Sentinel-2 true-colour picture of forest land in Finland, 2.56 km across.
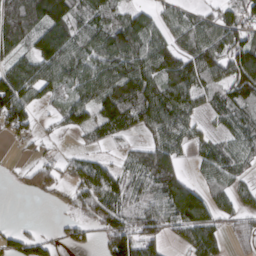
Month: March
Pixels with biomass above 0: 75%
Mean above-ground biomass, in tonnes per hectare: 86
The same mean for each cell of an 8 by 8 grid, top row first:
160 153 96 90 70 61 57 93
104 148 100 138 125 93 115 129
132 109 98 129 136 126 75 134
131 23 93 143 134 126 49 72
28 26 19 34 60 85 55 60
20 76 87 86 94 101 46 45
0 12 51 106 98 148 101 68
65 43 49 103 102 34 104 58
